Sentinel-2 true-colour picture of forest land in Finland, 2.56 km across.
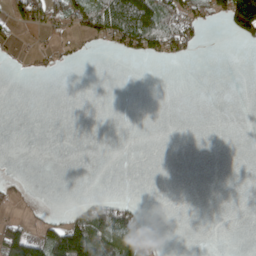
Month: April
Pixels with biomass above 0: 22%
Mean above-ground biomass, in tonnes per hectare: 25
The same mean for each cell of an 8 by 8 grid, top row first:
21 67 70 97 116 68 42 195
18 16 13 28 77 55 3 8
1 5 0 0 0 0 0 0
0 0 0 0 0 0 0 0
0 0 0 0 0 0 0 0
5 0 0 0 0 0 0 0
11 6 36 85 10 0 0 0
111 104 169 95 61 0 0 0
